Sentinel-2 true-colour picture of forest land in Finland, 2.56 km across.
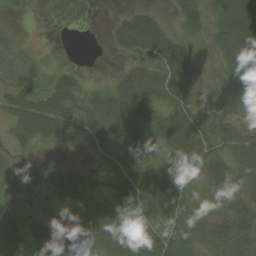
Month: August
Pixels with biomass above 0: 81%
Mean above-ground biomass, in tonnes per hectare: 51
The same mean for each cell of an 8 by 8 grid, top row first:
8 0 0 8 45 37 51 102
27 2 0 17 71 66 35 110
38 40 33 18 64 69 25 79
77 104 67 61 70 53 46 54
42 33 20 51 56 68 61 61
17 54 62 54 72 62 58 72
17 28 59 76 74 79 39 63
43 45 62 84 95 67 54 74
